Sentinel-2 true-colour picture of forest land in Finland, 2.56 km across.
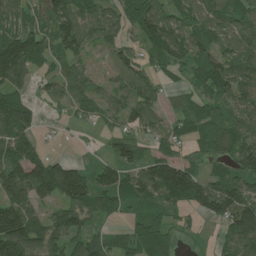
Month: July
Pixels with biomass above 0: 79%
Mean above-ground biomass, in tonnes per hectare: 72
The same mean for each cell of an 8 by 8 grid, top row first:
62 81 85 47 93 59 69 65
125 79 66 54 48 84 63 67
87 38 62 36 58 23 86 80
110 16 34 47 69 40 59 56
100 14 6 42 48 57 64 82
110 166 99 78 98 179 71 91
123 58 100 55 39 53 82 122
153 77 77 59 91 35 9 108
